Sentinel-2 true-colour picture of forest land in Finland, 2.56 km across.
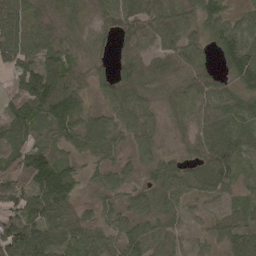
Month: May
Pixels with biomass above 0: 92%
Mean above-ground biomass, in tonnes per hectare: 89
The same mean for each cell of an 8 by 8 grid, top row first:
90 68 56 99 161 143 122 52
148 114 80 59 89 118 84 133
84 138 73 80 89 88 103 99
87 120 98 80 86 76 120 102
76 70 78 69 68 34 139 98
88 152 54 61 42 96 109 50
96 130 44 52 77 79 36 49
157 107 89 52 112 71 53 96
